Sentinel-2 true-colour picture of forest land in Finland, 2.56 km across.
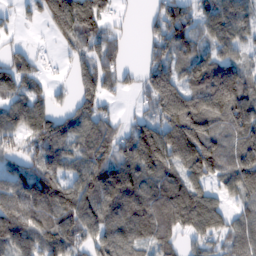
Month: February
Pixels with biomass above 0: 82%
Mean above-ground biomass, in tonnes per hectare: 104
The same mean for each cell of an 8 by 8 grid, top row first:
36 101 144 51 22 120 105 111
32 12 74 85 36 101 67 71
101 39 86 68 80 116 134 119
116 103 87 44 56 184 158 139
86 136 117 129 192 188 155 75
91 130 117 177 129 88 100 114
135 147 162 138 124 125 110 65
152 131 116 115 80 65 82 98
